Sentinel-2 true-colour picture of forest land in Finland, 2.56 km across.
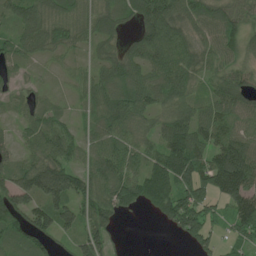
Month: June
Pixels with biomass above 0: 84%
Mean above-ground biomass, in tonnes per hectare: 68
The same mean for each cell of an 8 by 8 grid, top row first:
70 79 63 69 86 89 75 58
59 60 34 36 85 92 56 59
30 12 36 73 65 82 46 62
25 41 18 80 70 78 69 82
36 81 46 84 58 111 81 104
71 122 70 84 89 110 98 162
85 104 72 81 52 111 63 108
56 49 63 45 0 17 61 48
